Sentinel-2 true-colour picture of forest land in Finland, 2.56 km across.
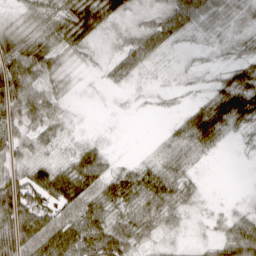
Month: April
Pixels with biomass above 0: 79%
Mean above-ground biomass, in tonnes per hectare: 38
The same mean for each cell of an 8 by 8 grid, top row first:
16 40 75 48 14 48 52 30
65 52 31 13 53 12 10 18
106 36 7 17 8 7 9 44
61 55 3 2 2 9 60 59
45 26 20 4 1 25 37 5
52 60 75 46 40 38 2 0
115 58 64 41 44 39 7 11
102 74 77 95 29 13 20 80
